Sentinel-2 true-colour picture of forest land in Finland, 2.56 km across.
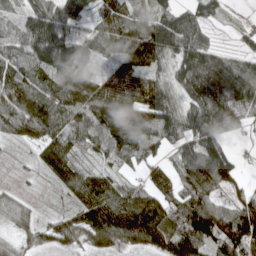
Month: April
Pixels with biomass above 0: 87%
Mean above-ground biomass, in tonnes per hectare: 94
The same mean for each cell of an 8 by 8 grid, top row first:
43 137 94 77 74 101 62 4
80 186 104 76 178 129 77 33
119 100 110 67 70 80 159 133
123 140 105 144 119 89 149 156
25 89 61 92 112 74 120 14
6 36 82 67 48 54 162 49
52 10 89 132 145 86 126 92
39 65 76 110 129 157 126 178
